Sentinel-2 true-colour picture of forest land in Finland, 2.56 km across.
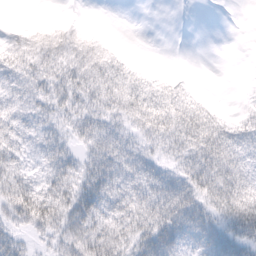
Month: February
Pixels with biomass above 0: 71%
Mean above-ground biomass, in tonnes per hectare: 23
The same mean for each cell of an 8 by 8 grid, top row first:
1 2 2 0 0 0 0 0
22 22 21 10 0 0 0 0
24 24 26 31 18 9 0 0
22 22 23 24 44 37 19 8
22 25 18 30 17 24 41 28
27 24 26 34 33 24 37 37
43 42 35 31 38 56 31 57
21 16 39 43 32 33 37 34
